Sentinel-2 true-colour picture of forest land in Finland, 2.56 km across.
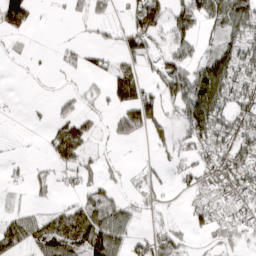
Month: March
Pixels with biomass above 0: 55%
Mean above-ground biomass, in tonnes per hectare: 45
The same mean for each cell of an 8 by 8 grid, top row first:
101 2 16 14 102 61 74 102
13 2 17 17 52 34 27 72
1 3 10 58 46 71 124 63
1 8 57 35 112 42 137 75
1 26 72 20 10 47 66 70
9 20 42 17 10 20 43 72
17 22 69 66 16 4 45 45
62 87 109 98 27 46 17 31
